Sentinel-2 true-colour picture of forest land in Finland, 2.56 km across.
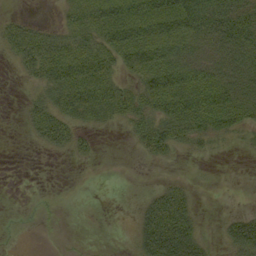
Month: September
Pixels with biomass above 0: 54%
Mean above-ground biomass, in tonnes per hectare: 28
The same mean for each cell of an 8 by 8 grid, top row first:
10 1 40 65 72 65 48 43
35 52 46 53 63 41 35 50
4 40 72 40 46 58 48 39
2 43 47 40 37 57 62 39
0 29 19 0 28 29 16 9
0 0 0 0 0 4 1 0
0 2 0 0 22 50 1 3
0 1 1 0 40 78 13 54
